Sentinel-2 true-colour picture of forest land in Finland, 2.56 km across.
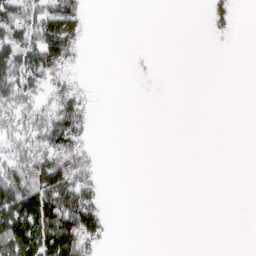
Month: March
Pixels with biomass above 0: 32%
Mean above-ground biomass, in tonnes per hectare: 34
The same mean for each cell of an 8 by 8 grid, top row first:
77 96 53 0 0 0 21 7
105 118 33 0 1 0 0 0
109 60 10 0 2 0 0 0
66 53 68 0 0 0 0 0
52 91 56 0 0 0 0 0
92 110 79 0 0 0 0 0
141 146 155 5 0 0 0 0
131 137 100 8 0 0 0 0
